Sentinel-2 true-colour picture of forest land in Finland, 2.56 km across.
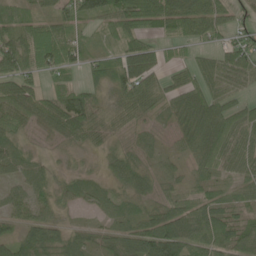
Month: June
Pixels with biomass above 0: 85%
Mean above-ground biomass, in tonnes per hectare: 56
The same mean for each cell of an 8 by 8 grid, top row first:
53 44 80 80 131 114 85 29
87 100 51 30 70 31 36 62
98 32 21 59 78 33 61 51
78 72 81 34 43 58 87 52
46 13 25 22 29 23 80 63
35 33 29 39 45 30 47 45
39 35 22 30 29 70 71 42
59 74 43 43 95 134 110 83
